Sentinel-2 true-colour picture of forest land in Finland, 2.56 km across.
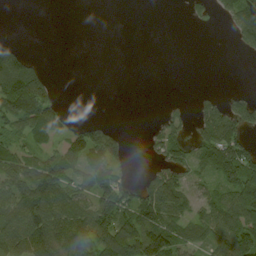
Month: August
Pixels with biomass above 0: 51%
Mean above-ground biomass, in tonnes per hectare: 53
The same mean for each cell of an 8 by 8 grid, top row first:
0 0 0 0 0 0 18 99
41 0 0 0 0 0 0 24
135 45 0 0 0 0 0 0
120 92 3 0 0 17 55 76
45 36 96 79 10 77 100 94
70 92 53 78 28 68 45 100
89 109 81 103 111 89 56 109
92 114 86 137 134 86 61 117
